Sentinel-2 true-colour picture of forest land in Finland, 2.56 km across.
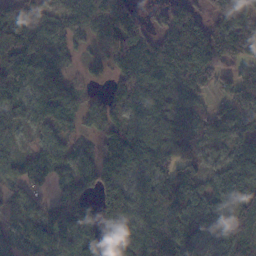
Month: November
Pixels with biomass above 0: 88%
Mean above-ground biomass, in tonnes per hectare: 93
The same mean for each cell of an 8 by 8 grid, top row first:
128 67 91 114 34 109 72 115
172 90 42 83 123 213 178 134
104 118 31 49 98 100 102 103
80 108 68 69 77 66 58 65
66 60 40 74 193 87 57 77
79 74 117 93 102 81 59 120
87 93 106 126 102 72 90 120
40 92 116 99 110 84 63 140
